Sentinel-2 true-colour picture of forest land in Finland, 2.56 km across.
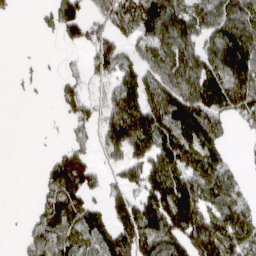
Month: April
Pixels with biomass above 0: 64%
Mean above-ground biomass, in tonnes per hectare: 95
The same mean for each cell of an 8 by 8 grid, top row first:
9 50 107 139 116 133 112 119
1 0 39 99 77 153 102 149
7 8 60 65 108 143 127 152
0 3 95 120 162 166 172 110
0 7 84 106 116 154 165 7
0 79 151 40 141 141 134 46
0 82 101 93 163 182 112 121
11 123 96 114 140 146 178 171
